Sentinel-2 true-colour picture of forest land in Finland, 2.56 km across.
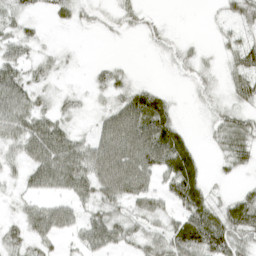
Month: April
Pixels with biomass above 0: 71%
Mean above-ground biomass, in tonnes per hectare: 35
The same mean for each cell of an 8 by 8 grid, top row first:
23 14 16 12 15 1 4 34
38 9 3 1 4 12 5 39
53 19 2 26 5 4 19 40
67 30 13 38 73 19 15 36
39 77 42 72 85 64 9 52
17 65 68 80 61 80 15 12
13 39 30 39 39 35 53 59
28 34 29 48 36 65 89 55
